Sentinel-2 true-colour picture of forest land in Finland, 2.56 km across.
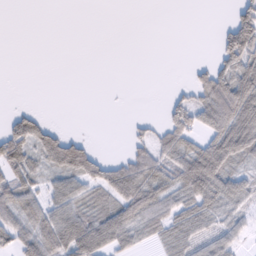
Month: February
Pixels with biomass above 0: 50%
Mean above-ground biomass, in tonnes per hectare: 40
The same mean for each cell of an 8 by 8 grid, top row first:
0 0 0 0 0 0 0 58
0 0 0 0 0 0 1 114
0 0 0 0 0 2 62 105
21 5 0 0 0 48 82 118
81 66 41 0 38 68 63 91
60 34 67 79 84 69 103 46
69 59 53 70 84 56 53 43
58 83 105 77 30 41 39 31
